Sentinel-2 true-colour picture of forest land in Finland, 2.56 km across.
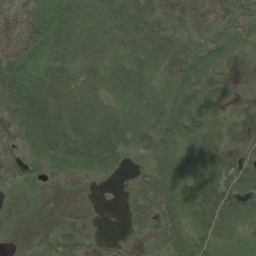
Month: August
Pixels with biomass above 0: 77%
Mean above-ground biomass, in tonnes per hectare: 23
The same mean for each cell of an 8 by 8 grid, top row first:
40 38 17 27 28 24 57 29
59 30 21 20 35 28 13 8
48 38 25 21 19 23 14 4
45 53 30 17 20 22 18 8
29 44 35 48 22 19 27 23
24 6 12 8 15 24 24 31
2 1 3 0 25 31 40 29
1 9 14 3 6 20 20 9
